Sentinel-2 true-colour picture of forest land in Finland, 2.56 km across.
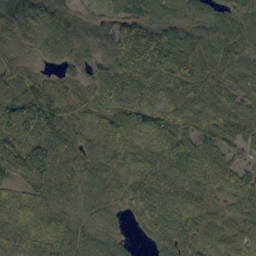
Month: September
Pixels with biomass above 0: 95%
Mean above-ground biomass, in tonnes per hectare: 84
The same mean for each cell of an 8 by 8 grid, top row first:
116 104 80 70 116 88 86 69
61 56 68 84 113 126 107 80
70 56 60 97 98 128 124 90
130 127 66 69 100 116 111 92
99 101 71 79 71 95 68 54
78 112 89 87 114 95 87 81
83 92 57 46 52 65 60 53
91 110 69 45 15 57 54 66
